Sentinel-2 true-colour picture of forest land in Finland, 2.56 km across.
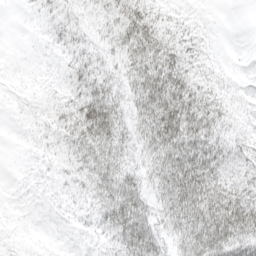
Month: April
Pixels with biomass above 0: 76%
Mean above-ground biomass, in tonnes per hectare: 29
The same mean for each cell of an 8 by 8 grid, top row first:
1 18 19 27 41 17 3 0
0 9 24 25 48 34 9 0
6 9 38 25 47 49 23 4
5 20 48 46 43 62 43 17
1 11 43 44 33 59 44 27
0 6 22 48 33 69 53 35
1 4 11 50 46 61 68 57
6 3 5 28 67 32 63 51
